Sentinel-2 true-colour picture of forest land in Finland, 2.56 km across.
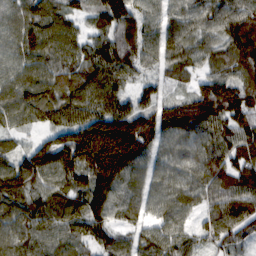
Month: February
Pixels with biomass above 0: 95%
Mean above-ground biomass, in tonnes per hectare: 91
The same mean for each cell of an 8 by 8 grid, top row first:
80 94 52 114 74 64 78 96
79 94 70 76 76 88 68 103
79 100 90 96 47 44 90 92
84 91 97 132 109 112 148 134
30 91 208 241 117 66 82 102
123 90 102 154 62 68 100 110
95 88 101 86 54 75 71 101
93 77 70 67 57 75 69 66
